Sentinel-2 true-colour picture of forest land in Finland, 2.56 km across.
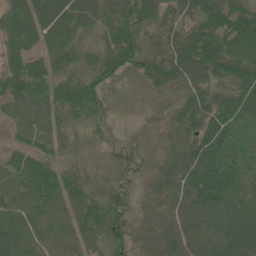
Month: June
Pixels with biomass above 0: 92%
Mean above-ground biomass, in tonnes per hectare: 70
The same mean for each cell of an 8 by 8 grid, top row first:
87 105 58 76 78 65 97 104
58 64 63 81 74 87 124 104
82 68 63 51 51 81 94 94
63 67 65 25 7 57 100 80
39 52 17 23 28 61 95 57
73 73 46 26 33 82 113 63
84 74 80 73 36 75 102 79
93 77 78 60 51 84 82 107
